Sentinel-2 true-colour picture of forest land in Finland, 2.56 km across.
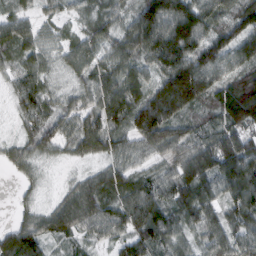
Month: February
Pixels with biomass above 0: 92%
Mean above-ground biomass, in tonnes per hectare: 68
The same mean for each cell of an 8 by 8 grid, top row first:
41 24 24 39 100 135 74 85
56 35 55 55 89 139 87 74
37 34 39 75 57 183 97 79
31 51 61 84 120 118 60 127
36 59 74 63 68 75 67 85
18 9 31 66 39 70 83 96
18 37 111 67 103 66 63 75
103 57 39 47 83 50 60 63
